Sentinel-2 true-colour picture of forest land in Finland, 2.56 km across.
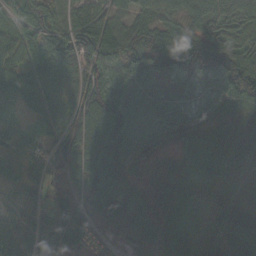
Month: October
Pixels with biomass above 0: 96%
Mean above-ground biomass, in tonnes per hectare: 85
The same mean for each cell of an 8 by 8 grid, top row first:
74 104 69 70 50 62 74 65
84 147 150 103 118 92 100 67
82 102 82 65 80 60 65 119
37 57 97 102 76 64 45 66
105 93 99 128 69 34 52 72
71 70 71 113 42 60 59 28
146 133 88 124 81 101 63 83
182 158 125 50 78 113 37 69
